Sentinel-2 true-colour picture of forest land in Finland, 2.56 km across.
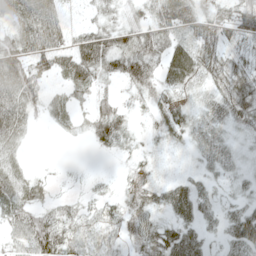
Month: May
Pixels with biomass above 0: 81%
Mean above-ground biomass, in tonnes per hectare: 35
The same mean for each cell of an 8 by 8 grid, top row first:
43 73 14 22 30 67 40 59
60 74 62 53 51 31 47 26
62 23 47 23 43 40 38 46
56 23 15 46 12 38 32 53
28 0 3 34 11 16 37 11
31 10 5 7 24 11 19 15
40 31 23 24 41 44 27 28
34 81 42 34 51 51 22 55
